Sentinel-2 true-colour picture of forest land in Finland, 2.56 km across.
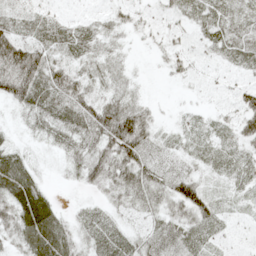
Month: May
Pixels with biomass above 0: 80%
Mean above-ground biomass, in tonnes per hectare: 29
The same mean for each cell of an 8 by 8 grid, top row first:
16 15 5 14 11 15 16 19
75 34 18 8 5 20 15 23
89 45 32 10 3 10 5 9
16 29 44 49 34 7 8 37
21 19 34 69 55 15 19 31
70 11 27 63 53 36 17 23
60 55 12 20 33 50 45 17
39 78 33 19 25 24 18 5
